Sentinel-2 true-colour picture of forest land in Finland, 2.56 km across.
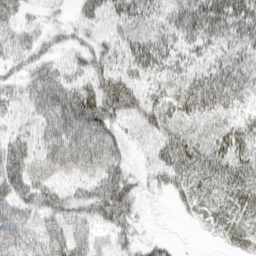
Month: March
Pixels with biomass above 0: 83%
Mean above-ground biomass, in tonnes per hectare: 44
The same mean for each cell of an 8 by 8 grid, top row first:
45 20 36 38 34 38 62 58
50 35 38 39 45 32 32 39
32 58 44 63 35 31 46 40
36 62 107 69 58 38 39 30
57 50 74 60 31 50 38 47
72 49 49 68 22 47 44 47
50 58 50 80 11 14 30 38
60 56 49 32 14 6 7 31
